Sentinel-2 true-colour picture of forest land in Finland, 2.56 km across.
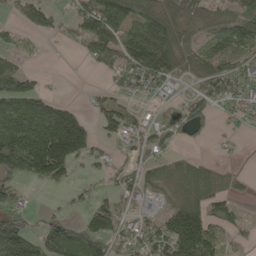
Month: May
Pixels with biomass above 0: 64%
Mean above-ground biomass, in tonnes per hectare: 76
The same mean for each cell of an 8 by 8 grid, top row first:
45 72 70 148 91 77 54 87
35 3 27 100 163 113 68 70
123 8 1 36 91 51 104 91
149 129 40 77 24 48 54 60
198 246 163 38 64 37 14 10
99 126 19 42 60 63 61 22
74 10 27 65 23 79 82 25
171 123 160 81 73 144 129 26
